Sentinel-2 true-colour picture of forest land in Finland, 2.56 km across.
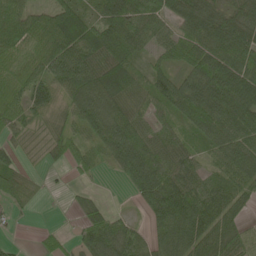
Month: May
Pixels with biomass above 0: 83%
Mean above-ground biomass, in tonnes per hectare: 63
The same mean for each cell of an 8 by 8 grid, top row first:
84 58 65 72 54 62 78 62
70 82 92 100 45 60 81 91
67 76 101 93 41 54 105 98
57 44 80 84 46 56 106 96
22 26 45 103 75 52 54 76
58 7 20 20 109 77 41 69
32 2 22 14 45 116 78 39
6 18 47 96 47 96 83 57
